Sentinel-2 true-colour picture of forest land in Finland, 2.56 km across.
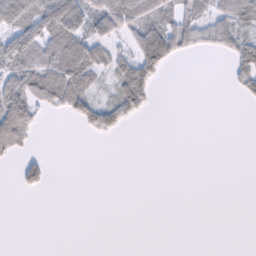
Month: February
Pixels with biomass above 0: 36%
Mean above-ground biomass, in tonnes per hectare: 31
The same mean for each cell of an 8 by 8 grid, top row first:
83 98 99 108 78 57 55 75
85 74 84 49 89 69 29 66
63 88 77 34 76 0 0 43
110 24 50 67 25 0 0 0
57 0 0 3 0 0 0 0
21 29 0 0 0 0 0 0
0 0 0 0 0 0 0 0
0 0 0 0 0 0 0 0
